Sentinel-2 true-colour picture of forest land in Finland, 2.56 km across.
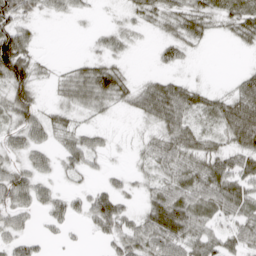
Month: April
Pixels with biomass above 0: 69%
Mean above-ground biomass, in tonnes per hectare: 34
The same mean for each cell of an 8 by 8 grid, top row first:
58 14 9 6 28 40 43 55
90 1 1 23 3 30 6 11
66 13 57 63 17 28 4 25
52 22 27 15 38 59 44 65
29 26 39 9 21 48 34 47
42 20 18 12 21 44 58 55
43 30 23 60 33 87 53 49
29 12 4 32 54 63 47 43
